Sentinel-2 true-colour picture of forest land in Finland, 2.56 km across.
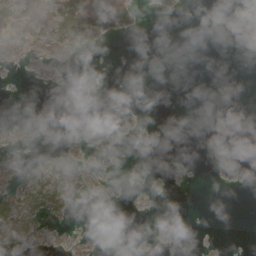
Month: April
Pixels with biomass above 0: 16%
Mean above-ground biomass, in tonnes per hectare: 6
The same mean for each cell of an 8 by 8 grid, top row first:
18 42 46 38 0 1 0 0
12 15 12 1 0 0 0 0
1 5 0 0 0 0 0 0
0 0 0 0 0 0 0 0
4 1 4 1 0 0 0 0
9 22 10 0 0 0 0 0
56 41 1 0 0 0 0 0
26 6 3 1 0 0 0 0
